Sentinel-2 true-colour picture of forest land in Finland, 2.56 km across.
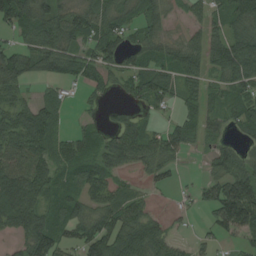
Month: August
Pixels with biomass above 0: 76%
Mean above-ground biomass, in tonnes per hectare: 61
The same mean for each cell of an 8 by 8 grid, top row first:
92 74 67 71 63 19 48 74
46 73 56 75 61 43 69 87
61 36 45 39 84 63 43 79
70 67 12 15 32 27 45 60
85 75 73 67 89 70 26 34
105 72 71 53 29 19 36 93
121 68 65 87 49 10 47 158
33 107 78 101 115 33 26 37
